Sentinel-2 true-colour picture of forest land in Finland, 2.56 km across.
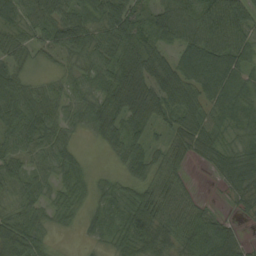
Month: August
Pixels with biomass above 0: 91%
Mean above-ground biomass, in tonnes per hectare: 54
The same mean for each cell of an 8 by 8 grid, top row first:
60 54 47 80 46 73 77 64
49 43 66 71 79 47 79 65
53 26 44 74 79 76 81 51
73 70 53 73 80 59 50 52
55 50 18 42 44 56 62 39
43 37 30 18 42 45 12 77
38 29 24 40 92 56 26 27
96 24 8 34 87 58 103 46
